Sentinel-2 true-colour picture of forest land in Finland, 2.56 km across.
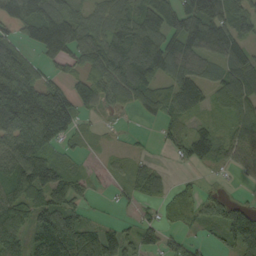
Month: September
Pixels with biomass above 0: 77%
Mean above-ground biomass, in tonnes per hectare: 90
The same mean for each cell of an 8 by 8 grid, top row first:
111 140 87 106 128 132 174 114
83 148 116 158 165 125 103 95
173 66 76 120 117 96 69 133
196 252 78 24 43 66 33 79
106 129 33 9 9 57 104 84
98 119 44 25 73 12 9 27
125 139 52 8 30 68 60 71
109 126 126 80 70 37 25 106
